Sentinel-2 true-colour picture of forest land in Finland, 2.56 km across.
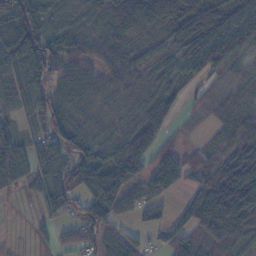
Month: November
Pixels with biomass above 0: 81%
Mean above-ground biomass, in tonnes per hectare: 56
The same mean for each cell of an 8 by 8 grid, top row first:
98 63 30 76 118 89 88 75
108 97 54 46 23 34 78 58
34 83 76 45 32 35 34 27
16 74 35 23 57 33 23 32
69 69 69 46 79 25 18 40
76 53 106 90 58 88 48 92
3 38 63 60 31 5 80 189
2 21 55 44 21 46 73 65
